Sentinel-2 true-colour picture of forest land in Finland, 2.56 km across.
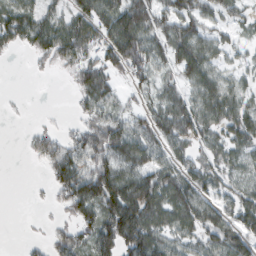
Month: February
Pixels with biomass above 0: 71%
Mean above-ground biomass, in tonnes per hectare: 55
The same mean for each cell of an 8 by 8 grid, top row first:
86 58 88 92 85 71 42 27
30 74 93 87 82 82 56 22
0 3 56 51 39 42 66 26
2 3 25 47 43 74 73 61
0 50 60 89 76 52 43 56
0 26 96 94 80 70 48 35
0 8 74 113 126 79 29 68
1 25 52 90 105 42 49 69
